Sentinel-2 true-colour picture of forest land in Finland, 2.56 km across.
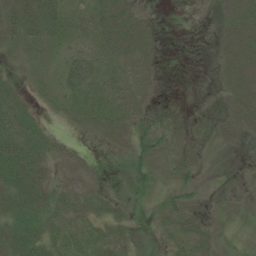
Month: July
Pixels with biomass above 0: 73%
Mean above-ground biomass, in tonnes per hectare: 21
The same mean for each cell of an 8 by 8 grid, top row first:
41 47 17 42 14 0 2 40
16 15 19 28 25 0 6 37
16 10 45 18 15 1 4 30
35 7 21 24 21 14 7 35
45 25 7 20 28 18 16 15
44 20 16 5 29 24 4 10
30 36 24 22 3 27 6 13
46 34 23 24 5 16 23 16
